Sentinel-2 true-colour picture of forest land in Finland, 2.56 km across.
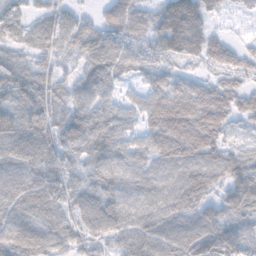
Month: November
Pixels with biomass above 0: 93%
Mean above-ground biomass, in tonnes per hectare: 74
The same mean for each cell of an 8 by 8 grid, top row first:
46 36 40 61 66 180 70 25
33 49 76 91 56 110 84 35
91 65 58 79 48 51 41 45
88 79 85 87 71 104 100 58
84 89 88 97 59 105 96 24
80 100 57 84 62 75 84 98
83 91 76 81 67 73 65 96
84 78 57 52 75 82 96 103
